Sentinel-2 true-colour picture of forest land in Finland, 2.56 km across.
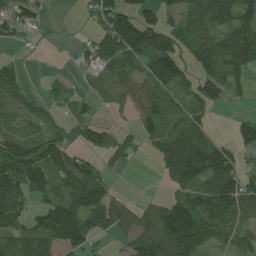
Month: July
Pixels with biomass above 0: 68%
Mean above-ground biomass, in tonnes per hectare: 70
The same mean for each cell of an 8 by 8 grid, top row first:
71 12 6 103 71 45 92 90
15 2 18 105 112 80 104 122
69 15 15 58 70 89 89 52
64 29 20 13 65 54 45 15
86 83 37 63 30 124 97 58
142 94 121 29 0 101 103 76
87 80 125 104 42 113 112 90
93 88 110 22 108 145 67 58
